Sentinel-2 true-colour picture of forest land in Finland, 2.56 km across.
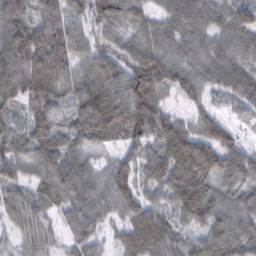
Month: February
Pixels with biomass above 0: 96%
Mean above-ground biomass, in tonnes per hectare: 82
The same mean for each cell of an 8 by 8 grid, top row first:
90 79 66 88 59 72 79 101
121 133 74 67 77 72 74 81
111 108 88 93 109 91 71 80
54 76 87 108 105 41 62 35
76 85 63 41 85 123 119 63
82 81 103 92 53 98 88 107
69 61 93 78 100 77 109 84
35 53 65 40 115 78 80 92
